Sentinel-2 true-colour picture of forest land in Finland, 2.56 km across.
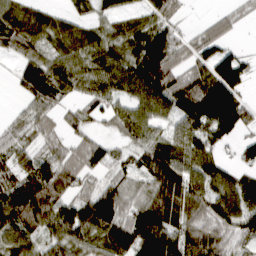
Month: March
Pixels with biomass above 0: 82%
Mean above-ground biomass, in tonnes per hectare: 76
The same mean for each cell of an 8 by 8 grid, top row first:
67 48 35 40 47 50 17 34
63 56 78 59 116 90 77 23
40 94 67 81 117 95 136 97
18 51 49 58 74 95 153 92
55 55 56 38 68 82 82 50
82 95 72 49 63 116 100 62
140 90 89 116 79 110 88 97
79 67 86 90 125 103 93 54
